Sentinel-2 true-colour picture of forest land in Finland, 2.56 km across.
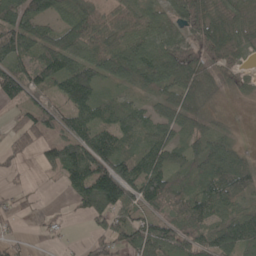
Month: May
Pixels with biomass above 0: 80%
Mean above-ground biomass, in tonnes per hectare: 66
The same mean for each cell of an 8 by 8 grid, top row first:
87 65 91 53 64 75 88 59
104 72 88 85 80 95 88 56
100 76 122 58 80 103 49 22
29 71 77 56 46 61 27 9
43 54 99 89 59 57 65 26
17 10 110 158 102 58 78 87
24 7 42 97 72 69 70 55
20 10 9 80 102 70 70 90
